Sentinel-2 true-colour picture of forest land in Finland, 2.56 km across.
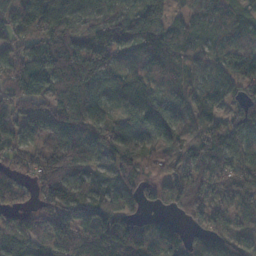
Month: November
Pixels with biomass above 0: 92%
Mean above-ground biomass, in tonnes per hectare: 84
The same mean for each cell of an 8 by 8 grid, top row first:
97 138 75 77 109 41 63 57
70 107 75 90 78 66 54 70
103 128 135 79 72 56 68 77
72 72 110 42 95 76 69 80
78 87 105 96 73 75 125 93
74 107 97 49 69 86 90 70
63 113 113 110 54 73 81 49
91 86 91 129 94 68 87 75
